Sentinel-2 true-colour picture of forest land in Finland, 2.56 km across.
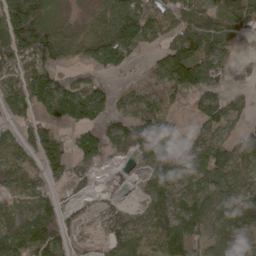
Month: April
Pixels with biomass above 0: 77%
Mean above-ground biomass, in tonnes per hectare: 85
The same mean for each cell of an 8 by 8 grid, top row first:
183 97 19 106 117 88 89 83
138 176 90 170 48 126 104 15
78 119 50 31 50 152 116 16
59 69 100 63 85 31 89 63
51 57 46 64 89 80 112 126
66 44 46 9 60 125 135 96
62 67 33 49 72 119 151 147
86 97 45 67 103 172 91 62
